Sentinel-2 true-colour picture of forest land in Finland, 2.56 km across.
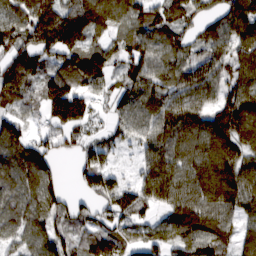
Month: February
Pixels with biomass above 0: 86%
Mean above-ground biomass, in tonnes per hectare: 86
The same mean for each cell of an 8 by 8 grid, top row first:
92 110 130 110 93 85 55 121
75 87 94 62 93 83 71 88
101 103 110 58 91 82 89 92
61 94 119 47 92 106 82 129
103 64 46 51 66 99 114 99
111 99 43 52 63 96 125 109
105 97 54 70 61 95 94 82
63 99 67 83 66 72 105 63
